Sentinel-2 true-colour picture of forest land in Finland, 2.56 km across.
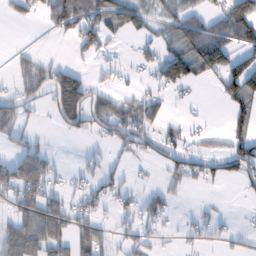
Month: February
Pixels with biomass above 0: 46%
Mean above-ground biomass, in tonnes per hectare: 42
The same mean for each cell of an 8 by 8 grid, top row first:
26 49 102 66 34 46 49 118
13 3 39 12 17 60 146 73
32 64 58 18 13 81 25 108
61 21 81 78 61 4 2 50
33 10 4 27 34 44 24 46
86 60 21 31 4 32 35 51
48 77 40 19 36 11 8 1
68 81 55 27 26 7 20 15
